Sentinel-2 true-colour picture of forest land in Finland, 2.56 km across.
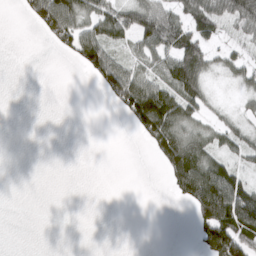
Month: March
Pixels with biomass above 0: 42%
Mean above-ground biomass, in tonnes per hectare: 40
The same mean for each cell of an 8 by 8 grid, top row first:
4 105 80 79 97 54 92 80
0 7 84 58 62 84 55 22
0 0 2 90 73 96 35 32
0 0 0 6 141 98 31 23
0 0 0 0 19 108 58 46
0 0 0 0 0 78 117 54
0 0 0 0 0 3 118 137
0 0 0 0 0 0 105 104
